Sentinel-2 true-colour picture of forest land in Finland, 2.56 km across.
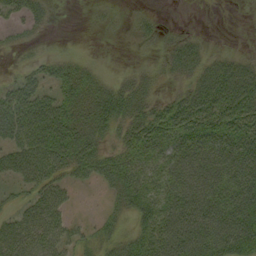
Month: September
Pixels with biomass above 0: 69%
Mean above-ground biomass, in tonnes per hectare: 38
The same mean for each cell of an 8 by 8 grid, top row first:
24 17 2 11 10 0 0 0
11 5 3 1 5 25 13 5
19 28 33 14 21 17 60 66
62 66 36 51 38 69 82 74
45 68 57 20 60 48 59 63
36 54 25 40 41 56 66 64
18 59 4 13 37 62 71 71
59 53 22 22 45 77 80 73
